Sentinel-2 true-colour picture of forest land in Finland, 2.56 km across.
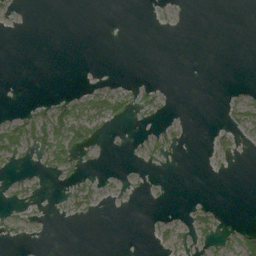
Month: August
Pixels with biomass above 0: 19%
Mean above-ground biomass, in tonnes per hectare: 6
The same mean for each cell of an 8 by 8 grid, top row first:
2 0 0 0 0 2 0 0
0 0 0 0 0 0 0 0
0 0 0 2 2 0 0 0
6 26 22 26 11 1 0 17
39 40 31 1 6 8 5 6
6 8 9 2 2 0 0 0
6 1 13 1 1 1 10 0
4 0 0 0 1 10 11 28
